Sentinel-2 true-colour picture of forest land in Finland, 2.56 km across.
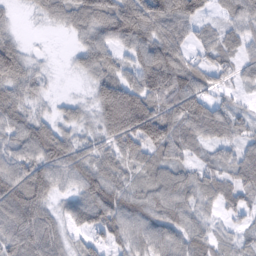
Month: February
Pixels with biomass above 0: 88%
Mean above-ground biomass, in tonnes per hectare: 71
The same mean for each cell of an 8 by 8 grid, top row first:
13 42 86 121 136 118 33 61
59 4 47 70 88 90 64 50
73 20 14 89 99 121 64 36
71 22 32 173 145 97 98 35
67 102 51 73 108 83 57 51
90 84 75 72 47 63 56 70
107 52 87 114 83 82 39 50
81 94 32 56 72 67 61 35
